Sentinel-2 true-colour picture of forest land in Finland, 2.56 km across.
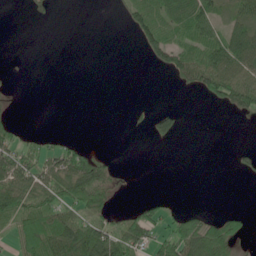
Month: June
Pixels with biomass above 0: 37%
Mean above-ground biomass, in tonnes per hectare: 31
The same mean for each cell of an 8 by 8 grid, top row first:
0 5 0 2 67 64 66 45
0 0 0 0 37 66 65 89
1 0 0 0 0 21 60 52
5 0 0 0 3 19 1 30
38 14 18 0 0 9 0 3
82 63 106 30 0 0 0 10
76 66 57 24 30 10 6 5
44 98 102 86 53 84 106 33
